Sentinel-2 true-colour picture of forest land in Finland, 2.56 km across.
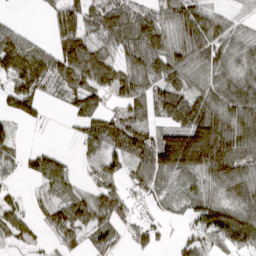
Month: March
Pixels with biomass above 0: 78%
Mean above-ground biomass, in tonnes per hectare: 86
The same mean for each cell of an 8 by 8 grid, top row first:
7 32 110 107 80 118 94 36
116 49 131 67 113 109 119 84
88 93 129 121 111 107 88 112
62 15 88 63 82 141 152 148
37 9 35 84 121 195 226 165
25 101 23 26 80 89 111 135
54 61 110 115 34 41 107 111
55 27 47 67 23 24 80 91
